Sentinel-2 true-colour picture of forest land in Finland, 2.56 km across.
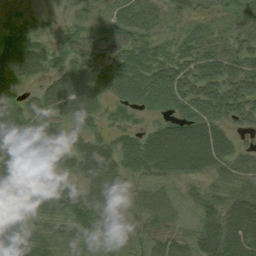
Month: August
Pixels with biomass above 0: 85%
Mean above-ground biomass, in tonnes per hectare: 46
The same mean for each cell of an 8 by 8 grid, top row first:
34 10 20 19 19 21 19 35
72 33 42 50 49 28 47 47
54 36 52 63 64 81 79 79
36 42 44 23 30 52 72 58
41 32 34 42 59 87 85 26
74 42 39 51 41 37 31 53
65 47 57 25 33 22 41 69
80 46 43 18 29 38 66 79
